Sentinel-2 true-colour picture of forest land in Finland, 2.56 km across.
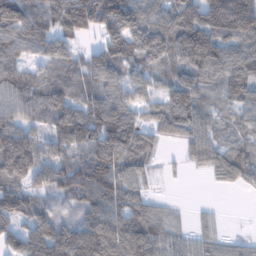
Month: January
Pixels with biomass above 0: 87%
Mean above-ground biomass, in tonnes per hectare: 93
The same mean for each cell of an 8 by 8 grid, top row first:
159 103 163 152 124 126 153 191
83 72 36 101 134 69 146 116
84 72 81 88 78 80 73 120
78 93 100 139 68 148 72 67
143 75 99 140 76 47 89 71
94 87 123 128 55 5 29 92
110 54 71 112 91 16 11 0
79 131 130 125 134 69 59 35
